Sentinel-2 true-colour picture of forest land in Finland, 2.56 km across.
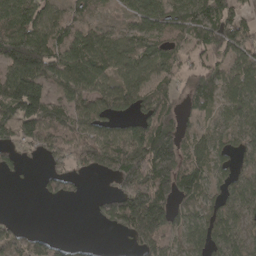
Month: April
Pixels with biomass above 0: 72%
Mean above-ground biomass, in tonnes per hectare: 91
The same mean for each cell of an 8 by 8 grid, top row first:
130 90 54 16 98 92 139 84
188 142 128 104 89 48 97 108
167 106 156 87 91 62 110 96
132 120 103 89 84 66 45 86
83 91 112 109 181 130 86 62
16 53 39 88 163 184 85 60
1 1 0 93 263 86 73 70
90 49 11 3 143 58 96 64
